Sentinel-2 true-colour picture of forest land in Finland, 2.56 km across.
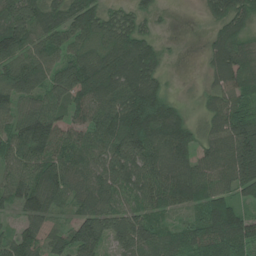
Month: June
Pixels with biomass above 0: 87%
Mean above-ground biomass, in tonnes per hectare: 101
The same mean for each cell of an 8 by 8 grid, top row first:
119 116 142 62 51 2 47 124
114 94 87 110 114 4 56 109
100 91 137 153 160 4 40 125
70 107 70 119 249 96 64 116
95 146 77 114 168 165 89 181
87 106 74 96 108 159 95 137
66 77 62 74 73 70 109 69
82 58 159 87 115 77 157 152
